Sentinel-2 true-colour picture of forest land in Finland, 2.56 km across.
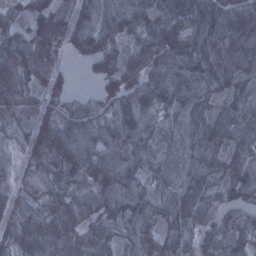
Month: January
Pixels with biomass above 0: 93%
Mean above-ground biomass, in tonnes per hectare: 78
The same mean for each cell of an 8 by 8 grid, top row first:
44 116 72 95 98 101 120 126
89 95 76 69 82 123 100 119
77 58 3 66 88 101 92 88
66 46 70 72 81 67 66 65
38 87 93 84 65 57 85 74
47 76 71 93 62 62 80 76
69 78 81 78 76 90 62 63
80 101 93 60 73 69 62 85
